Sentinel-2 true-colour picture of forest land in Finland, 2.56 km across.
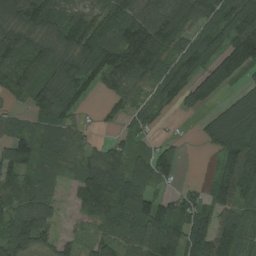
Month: August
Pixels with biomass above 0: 83%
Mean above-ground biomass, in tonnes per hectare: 101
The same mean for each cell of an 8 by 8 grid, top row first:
96 137 99 125 103 133 88 144
126 109 155 158 222 110 107 165
111 109 110 105 107 137 136 65
33 117 42 29 60 32 47 105
96 99 58 49 31 41 60 145
88 72 84 120 97 48 25 160
92 67 65 146 143 122 115 109
126 61 40 97 135 148 174 134
